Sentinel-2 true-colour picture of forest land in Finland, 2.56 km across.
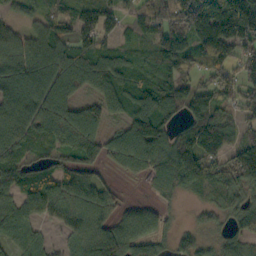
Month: October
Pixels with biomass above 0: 83%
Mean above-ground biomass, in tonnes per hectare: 92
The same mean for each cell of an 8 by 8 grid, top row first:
32 64 82 69 73 132 205 239
101 107 92 70 39 148 141 112
120 123 109 109 59 79 71 85
121 114 91 64 104 71 129 58
118 77 115 72 130 136 145 89
71 59 104 24 57 116 121 127
81 90 116 68 54 18 47 67
57 27 82 134 104 48 35 60
